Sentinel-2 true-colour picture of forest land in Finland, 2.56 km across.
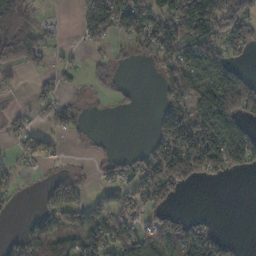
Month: November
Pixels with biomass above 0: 53%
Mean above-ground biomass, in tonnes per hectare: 68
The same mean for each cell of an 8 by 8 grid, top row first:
147 11 38 130 109 149 162 106
178 40 16 22 68 127 123 73
16 29 15 40 0 135 126 86
24 35 29 10 4 107 188 148
30 49 11 7 16 140 169 132
27 17 27 42 90 127 69 15
10 62 69 42 59 27 0 0
44 92 75 98 80 98 105 11
